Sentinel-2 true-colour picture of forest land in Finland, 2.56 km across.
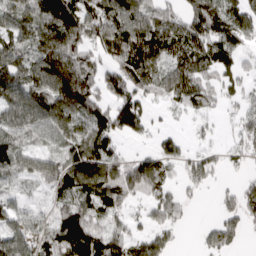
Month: April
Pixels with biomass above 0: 77%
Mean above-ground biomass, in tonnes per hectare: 104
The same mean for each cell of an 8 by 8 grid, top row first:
131 151 135 147 139 84 156 112
148 200 120 143 168 98 109 83
195 213 215 103 115 146 64 59
141 170 148 104 75 28 43 63
105 81 123 86 17 47 27 70
83 124 174 155 158 46 60 27
73 54 122 83 53 76 3 92
111 104 174 110 88 29 60 43
